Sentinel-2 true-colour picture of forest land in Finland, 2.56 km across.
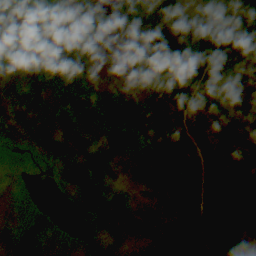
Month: August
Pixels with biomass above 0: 84%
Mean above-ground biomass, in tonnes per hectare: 34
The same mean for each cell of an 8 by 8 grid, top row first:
22 39 31 15 90 77 42 23
23 67 37 5 75 84 46 30
28 55 41 4 15 34 31 34
29 20 26 62 40 41 20 28
14 36 29 33 31 97 48 30
5 4 39 28 20 41 68 46
10 11 23 43 16 13 38 41
33 18 8 19 20 36 70 15
